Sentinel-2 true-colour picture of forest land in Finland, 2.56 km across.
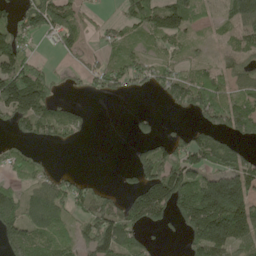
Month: May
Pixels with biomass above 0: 63%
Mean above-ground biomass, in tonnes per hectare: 87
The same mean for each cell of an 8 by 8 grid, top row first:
74 167 60 15 117 117 23 117
126 20 54 44 36 53 17 60
197 88 36 95 68 99 84 71
152 118 33 0 15 31 114 140
50 39 15 0 44 73 129 56
50 65 33 2 103 175 115 176
96 131 71 99 195 127 260 203
95 93 76 162 60 7 211 125
